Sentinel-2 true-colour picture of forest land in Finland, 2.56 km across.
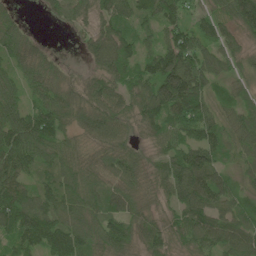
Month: June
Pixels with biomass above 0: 91%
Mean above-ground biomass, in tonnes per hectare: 85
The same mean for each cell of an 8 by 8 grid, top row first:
34 22 55 105 68 69 60 127
90 21 19 118 60 120 74 52
75 97 38 93 96 180 99 45
117 122 74 84 109 132 92 70
150 118 52 82 49 83 115 67
129 69 91 76 64 113 108 39
158 93 97 73 56 65 97 60
93 130 108 99 72 57 85 95
